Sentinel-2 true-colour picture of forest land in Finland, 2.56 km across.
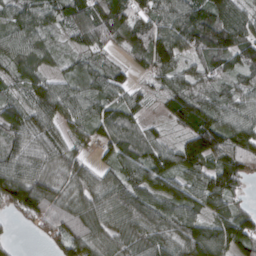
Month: March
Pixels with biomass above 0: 91%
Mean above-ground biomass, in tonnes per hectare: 89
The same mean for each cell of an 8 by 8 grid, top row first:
80 73 93 154 86 113 128 99
87 63 56 57 105 102 120 122
70 75 80 78 28 73 74 58
82 109 95 86 40 88 98 72
84 99 52 93 85 65 149 108
132 95 93 67 95 90 103 100
96 129 101 94 107 86 70 49
12 59 121 67 90 81 137 129
